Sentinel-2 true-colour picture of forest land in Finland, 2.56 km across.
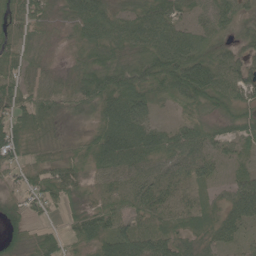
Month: June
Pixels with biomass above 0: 92%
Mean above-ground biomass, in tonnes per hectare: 54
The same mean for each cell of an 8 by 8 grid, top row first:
56 50 72 61 68 53 49 45
53 33 40 67 68 91 54 33
47 47 68 78 72 85 86 66
66 69 37 78 60 17 41 48
71 42 29 100 91 60 43 36
29 61 38 54 54 43 39 38
33 32 36 44 51 49 41 75
34 41 55 83 65 60 46 33
